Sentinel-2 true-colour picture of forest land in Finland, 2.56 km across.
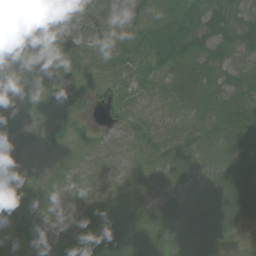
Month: July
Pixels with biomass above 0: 92%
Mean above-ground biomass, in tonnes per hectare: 41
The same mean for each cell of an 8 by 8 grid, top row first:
52 18 32 48 39 33 51 40
61 37 50 44 37 50 42 37
54 58 36 35 29 40 37 31
37 39 46 41 29 29 49 60
36 21 24 33 45 66 61 60
20 12 50 27 20 49 42 65
27 21 28 12 49 64 69 55
37 29 52 74 59 38 62 15
